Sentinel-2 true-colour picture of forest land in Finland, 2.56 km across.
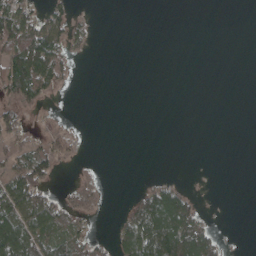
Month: April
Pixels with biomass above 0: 31%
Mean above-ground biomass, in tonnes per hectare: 30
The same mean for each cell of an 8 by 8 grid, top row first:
88 53 9 0 0 0 0 0
88 116 17 0 0 0 0 0
116 86 2 0 0 0 0 0
46 6 0 0 0 0 0 0
38 37 12 0 0 0 0 0
71 50 12 0 2 3 0 0
104 78 45 1 78 108 4 0
132 86 60 26 119 147 70 0
